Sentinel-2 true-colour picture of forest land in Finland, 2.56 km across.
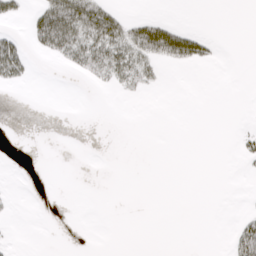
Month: April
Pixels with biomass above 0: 15%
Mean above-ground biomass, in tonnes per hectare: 8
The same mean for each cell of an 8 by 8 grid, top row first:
13 45 57 31 10 1 0 0
35 29 43 46 45 48 15 0
19 0 4 21 21 0 0 0
0 0 0 0 0 0 0 0
0 0 0 0 0 0 0 7
0 0 0 0 0 0 0 1
2 0 0 0 0 0 0 1
1 0 0 0 0 0 0 30
